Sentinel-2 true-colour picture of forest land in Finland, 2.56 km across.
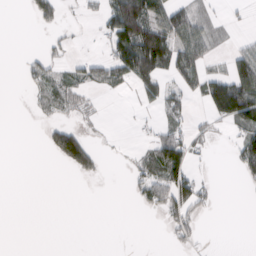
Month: March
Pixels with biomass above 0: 33%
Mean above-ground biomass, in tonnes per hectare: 37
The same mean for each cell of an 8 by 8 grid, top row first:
0 55 9 84 135 104 25 6
0 19 3 64 168 106 60 33
3 64 46 66 80 57 86 119
0 26 25 0 8 40 45 123
0 33 105 4 20 98 21 54
0 0 24 0 51 94 9 22
0 0 0 0 20 75 22 0
0 0 0 0 0 29 3 0
